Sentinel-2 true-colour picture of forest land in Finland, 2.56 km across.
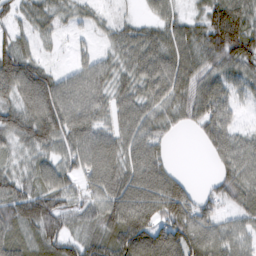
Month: February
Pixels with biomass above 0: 88%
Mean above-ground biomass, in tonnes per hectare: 73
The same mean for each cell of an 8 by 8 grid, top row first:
47 54 36 25 24 46 86 101
84 17 17 44 88 94 98 119
129 86 69 60 77 100 73 59
81 130 95 58 70 59 94 32
47 76 88 76 83 8 50 59
55 71 64 94 99 49 12 80
65 97 66 101 110 125 55 51
62 79 62 98 128 137 98 59
